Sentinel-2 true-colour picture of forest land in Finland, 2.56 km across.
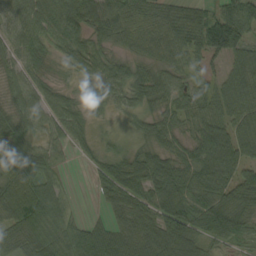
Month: September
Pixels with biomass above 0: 90%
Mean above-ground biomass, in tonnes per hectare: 66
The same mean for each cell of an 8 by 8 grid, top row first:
74 100 90 99 69 72 71 96
69 45 62 48 46 70 108 79
52 29 28 68 58 51 41 65
63 66 40 26 47 55 65 68
68 43 30 19 44 43 90 86
90 60 0 63 96 98 89 71
104 96 7 48 69 114 88 79
70 72 80 78 73 106 62 51
